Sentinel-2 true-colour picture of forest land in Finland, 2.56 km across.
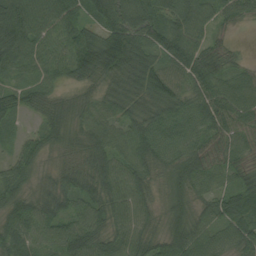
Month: August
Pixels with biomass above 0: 95%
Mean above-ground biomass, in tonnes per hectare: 65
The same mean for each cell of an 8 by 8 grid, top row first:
106 89 52 90 79 85 73 43
96 69 106 142 81 111 61 12
39 46 57 58 86 59 84 53
49 55 56 55 60 61 70 69
34 49 46 64 69 63 60 53
62 25 75 72 58 70 52 50
67 67 55 60 53 48 41 81
61 61 96 56 57 62 57 67
